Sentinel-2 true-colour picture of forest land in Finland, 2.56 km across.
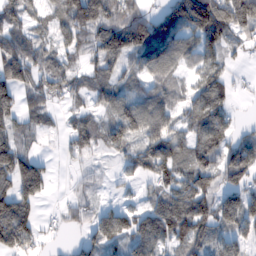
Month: February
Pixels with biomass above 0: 77%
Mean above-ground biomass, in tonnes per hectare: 83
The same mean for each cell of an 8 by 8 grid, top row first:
77 71 154 110 87 152 180 148
71 54 73 134 146 106 89 38
113 85 60 66 61 54 107 17
79 37 43 81 114 69 135 11
74 8 61 71 103 85 113 88
135 69 24 18 49 79 72 107
135 8 55 62 66 132 82 153
136 22 51 93 108 87 88 62
